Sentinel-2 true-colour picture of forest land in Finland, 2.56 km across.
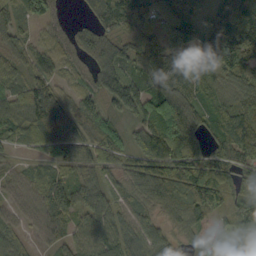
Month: September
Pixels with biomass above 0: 90%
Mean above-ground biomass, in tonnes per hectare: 86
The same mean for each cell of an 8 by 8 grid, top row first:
86 78 21 101 75 92 43 124
63 53 95 95 62 83 110 161
55 70 37 104 77 107 72 92
80 122 103 55 100 176 73 94
51 100 115 103 97 138 75 129
51 64 60 55 102 148 122 68
55 99 85 87 69 104 113 58
49 40 74 105 124 65 52 102
